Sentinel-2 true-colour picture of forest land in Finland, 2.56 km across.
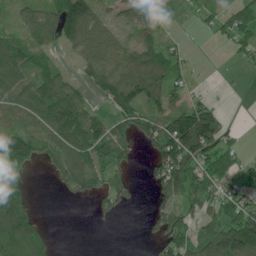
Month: June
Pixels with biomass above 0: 65%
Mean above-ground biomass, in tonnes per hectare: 65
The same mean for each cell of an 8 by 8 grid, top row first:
45 92 171 38 61 4 35 64
80 72 102 94 57 30 1 47
84 116 46 108 105 45 2 2
77 114 113 57 78 82 78 1
134 68 118 97 37 160 109 24
65 16 101 63 16 111 69 37
115 0 1 47 8 69 56 92
99 29 0 0 10 71 88 156
